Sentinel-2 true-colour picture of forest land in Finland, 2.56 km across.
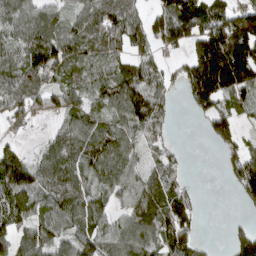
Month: March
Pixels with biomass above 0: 77%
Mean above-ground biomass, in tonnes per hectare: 87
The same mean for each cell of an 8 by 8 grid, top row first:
89 71 80 94 69 169 114 112
81 130 84 67 60 68 193 202
94 68 58 76 96 46 276 196
62 85 82 76 116 19 91 52
29 57 116 118 67 17 17 56
105 102 80 101 67 39 0 102
86 84 108 59 106 133 0 23
75 105 96 83 100 128 8 102
